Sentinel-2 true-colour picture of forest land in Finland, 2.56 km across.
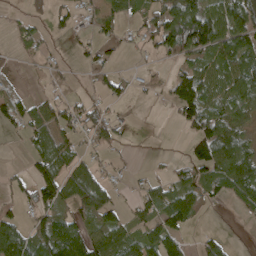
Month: April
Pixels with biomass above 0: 57%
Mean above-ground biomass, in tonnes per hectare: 56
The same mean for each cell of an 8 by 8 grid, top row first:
10 28 32 39 49 108 112 131
17 13 22 21 26 91 99 99
17 19 9 45 20 84 89 111
66 55 58 17 0 54 102 78
3 66 30 38 0 0 118 78
19 88 81 23 15 38 61 104
30 76 69 76 46 96 22 28
142 120 137 87 80 74 32 0
